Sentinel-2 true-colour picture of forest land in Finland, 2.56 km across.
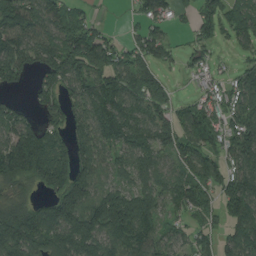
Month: August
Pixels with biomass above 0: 81%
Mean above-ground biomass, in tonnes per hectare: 108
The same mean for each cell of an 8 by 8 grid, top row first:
141 110 69 3 61 29 93 105
107 107 175 94 98 36 48 52
66 104 117 129 152 19 41 92
65 72 77 128 103 81 119 116
174 121 94 103 111 126 127 140
149 177 151 70 97 84 115 135
141 102 175 219 171 76 99 150
199 138 193 110 117 69 62 137
